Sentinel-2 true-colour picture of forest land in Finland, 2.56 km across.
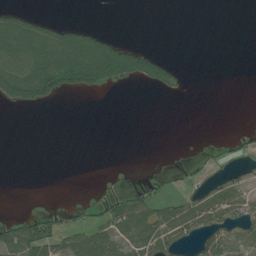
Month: July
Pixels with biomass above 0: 30%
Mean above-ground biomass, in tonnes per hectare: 26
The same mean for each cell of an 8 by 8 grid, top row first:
52 15 0 0 0 0 0 0
72 72 107 86 29 0 0 0
106 103 85 65 54 28 0 0
7 2 0 0 0 0 0 0
0 0 0 0 0 0 3 22
0 0 0 1 12 10 26 18
0 14 20 46 58 40 47 36
75 83 69 64 61 46 31 26
